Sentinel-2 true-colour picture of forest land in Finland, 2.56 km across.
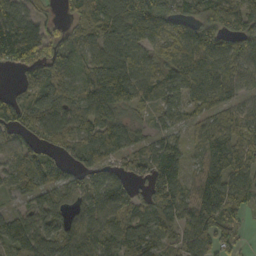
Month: October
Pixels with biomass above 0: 86%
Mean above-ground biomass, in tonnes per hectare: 80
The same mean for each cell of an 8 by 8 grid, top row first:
99 35 67 86 91 73 85 81
160 91 71 108 69 67 109 79
22 103 80 160 76 86 95 69
76 88 75 108 37 48 69 50
61 57 73 97 45 67 86 85
55 96 79 71 50 91 116 111
31 92 52 87 69 87 147 65
85 87 87 81 80 51 101 41
